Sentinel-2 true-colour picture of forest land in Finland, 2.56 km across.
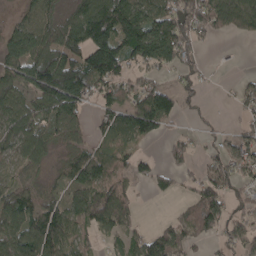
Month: April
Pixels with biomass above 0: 71%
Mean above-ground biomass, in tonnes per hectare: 81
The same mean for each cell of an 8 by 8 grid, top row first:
27 84 101 167 123 122 130 98
127 117 121 178 173 151 15 0
105 214 158 109 58 20 12 17
93 114 77 77 139 69 7 29
75 73 42 59 31 42 16 62
35 27 99 105 40 40 60 64
118 82 100 140 8 18 140 36
111 149 60 33 75 96 42 68
